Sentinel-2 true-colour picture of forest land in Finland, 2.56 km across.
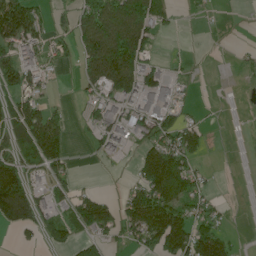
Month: June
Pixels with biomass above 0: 49%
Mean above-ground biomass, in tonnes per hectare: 65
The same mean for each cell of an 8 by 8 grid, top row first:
180 27 72 142 134 20 10 1
105 55 70 177 99 1 0 5
88 29 31 145 108 35 1 6
106 64 11 76 103 53 3 1
81 177 4 70 53 81 28 0
144 63 17 1 92 155 21 0
206 64 95 54 138 115 47 1
15 38 46 30 73 152 134 13
